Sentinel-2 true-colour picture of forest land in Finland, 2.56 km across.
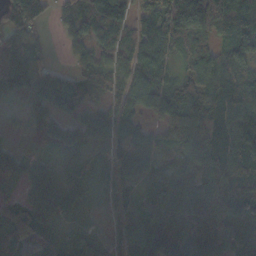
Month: October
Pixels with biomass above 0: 88%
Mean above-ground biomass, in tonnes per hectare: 91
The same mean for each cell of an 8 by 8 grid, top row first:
126 40 95 158 67 179 204 117
131 33 45 80 90 90 77 92
123 85 55 65 89 58 112 114
12 50 36 77 63 91 105 124
14 27 57 78 95 68 125 114
53 59 52 79 65 100 120 128
76 82 27 63 71 136 169 133
99 60 48 77 143 193 189 125
